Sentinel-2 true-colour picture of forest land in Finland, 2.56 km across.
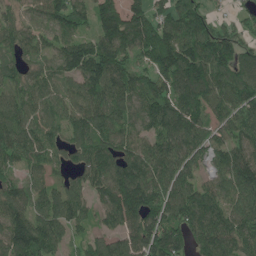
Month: June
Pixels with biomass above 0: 91%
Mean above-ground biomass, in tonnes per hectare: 116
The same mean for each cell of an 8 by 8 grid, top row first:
80 97 96 138 121 119 69 36
85 67 126 158 146 172 162 101
84 91 126 152 99 155 164 130
107 88 127 136 110 141 105 122
117 90 106 118 100 126 93 105
67 73 71 143 143 122 63 147
115 127 90 122 168 127 139 122
178 146 54 87 153 148 138 133
